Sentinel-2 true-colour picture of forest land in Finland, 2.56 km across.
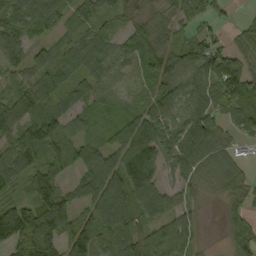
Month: September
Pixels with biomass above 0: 85%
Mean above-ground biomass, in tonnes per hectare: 65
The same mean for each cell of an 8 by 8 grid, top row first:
59 62 44 33 34 50 50 8
49 45 59 41 70 49 71 47
55 74 54 42 39 61 70 105
114 73 42 32 56 58 60 60
88 105 58 58 118 79 89 35
82 103 51 94 125 39 46 40
87 132 64 115 63 50 5 34
150 131 119 67 54 85 6 53
